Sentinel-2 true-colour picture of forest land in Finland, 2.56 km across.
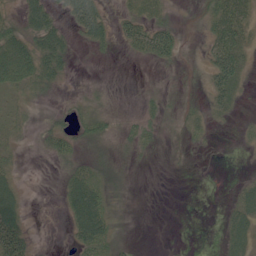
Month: June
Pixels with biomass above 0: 58%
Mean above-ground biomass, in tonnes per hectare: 24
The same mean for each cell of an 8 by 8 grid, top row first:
22 48 65 19 36 8 38 68
72 64 9 14 51 38 35 51
49 43 3 1 1 4 28 36
16 11 16 17 12 15 19 8
15 31 25 16 21 8 7 6
24 1 54 17 1 1 1 4
53 1 94 21 0 0 0 35
84 2 49 33 0 0 0 38
